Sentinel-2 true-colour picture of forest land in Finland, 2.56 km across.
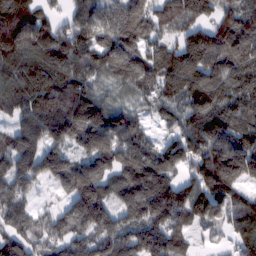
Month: February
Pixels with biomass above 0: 91%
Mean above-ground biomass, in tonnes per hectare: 151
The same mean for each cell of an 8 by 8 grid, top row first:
226 89 129 172 183 175 97 155
209 180 141 180 145 123 216 190
160 176 152 118 154 182 190 149
110 189 230 144 52 82 166 139
136 143 102 162 120 121 200 179
161 102 169 121 194 97 201 179
128 43 188 136 218 219 163 157
134 116 115 171 182 128 28 123
